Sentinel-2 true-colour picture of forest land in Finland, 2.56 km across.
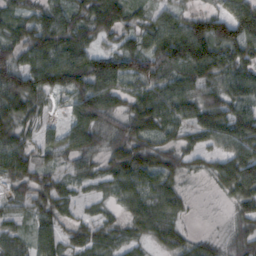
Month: October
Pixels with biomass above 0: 87%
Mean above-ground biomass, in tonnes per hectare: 69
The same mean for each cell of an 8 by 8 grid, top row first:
56 68 69 124 42 50 67 94
82 117 81 40 79 120 128 109
109 107 110 109 84 63 81 85
92 30 87 58 98 70 87 70
75 46 72 68 71 45 37 83
78 49 46 70 88 43 34 125
30 63 24 27 76 46 2 56
45 72 54 52 43 54 29 58
